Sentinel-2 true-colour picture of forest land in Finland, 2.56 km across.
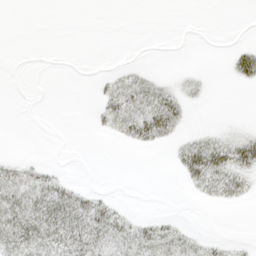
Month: April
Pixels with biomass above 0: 31%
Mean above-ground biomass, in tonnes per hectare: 11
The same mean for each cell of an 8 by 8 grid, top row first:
0 0 0 0 0 0 0 0
0 0 0 0 0 0 0 12
0 0 0 12 15 6 4 16
0 0 0 23 36 28 0 0
0 0 0 2 17 12 29 30
29 18 0 0 0 5 43 25
41 39 32 20 0 0 2 3
33 31 39 37 32 26 10 4
